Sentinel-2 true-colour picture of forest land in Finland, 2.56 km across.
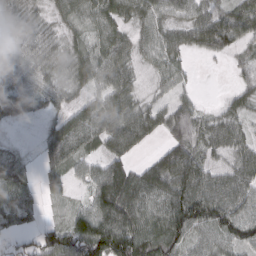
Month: March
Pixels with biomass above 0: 84%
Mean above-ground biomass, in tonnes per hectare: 58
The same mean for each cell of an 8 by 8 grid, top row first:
41 27 51 65 53 37 59 70
31 36 34 71 35 51 56 47
53 38 44 59 13 34 0 28
54 26 53 70 46 57 17 34
9 46 78 66 31 59 45 44
76 37 27 106 74 108 66 63
89 11 36 136 81 120 124 79
33 72 119 161 119 88 47 77
